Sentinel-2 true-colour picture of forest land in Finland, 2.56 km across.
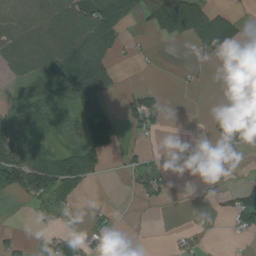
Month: August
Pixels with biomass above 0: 45%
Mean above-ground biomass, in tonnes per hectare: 41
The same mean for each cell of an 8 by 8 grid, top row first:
78 100 83 83 38 90 73 13
61 95 152 66 8 1 50 13
25 102 178 74 1 5 1 62
38 51 66 38 84 0 3 57
106 27 38 21 13 0 9 55
108 103 68 1 53 7 0 4
0 39 23 9 8 1 4 72
16 17 35 8 0 9 5 7
